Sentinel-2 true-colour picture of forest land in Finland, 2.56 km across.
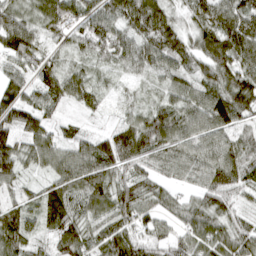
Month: April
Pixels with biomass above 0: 93%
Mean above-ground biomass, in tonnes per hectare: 79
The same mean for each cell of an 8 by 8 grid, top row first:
83 95 83 94 138 56 102 118
110 51 55 92 75 92 109 120
67 86 82 30 37 62 64 104
115 57 36 15 60 79 110 100
91 72 63 102 114 90 81 66
73 49 99 88 65 54 87 89
66 98 64 88 65 51 81 42
89 46 91 97 70 61 84 75
